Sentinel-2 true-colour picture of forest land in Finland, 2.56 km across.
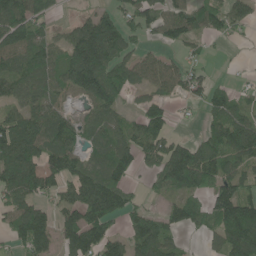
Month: June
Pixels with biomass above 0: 72%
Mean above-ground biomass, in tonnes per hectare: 86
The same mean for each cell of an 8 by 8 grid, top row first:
119 65 32 57 70 79 79 51
105 79 186 133 27 37 15 3
97 91 146 141 51 63 40 8
73 83 24 76 73 19 55 82
159 98 57 98 92 74 89 136
136 80 98 94 28 192 134 87
83 54 138 126 51 67 94 211
55 80 131 84 128 41 32 202
